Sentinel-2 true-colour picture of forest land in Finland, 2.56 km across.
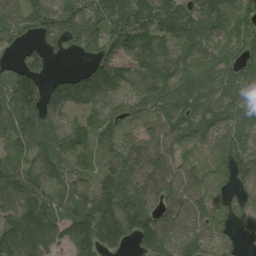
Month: August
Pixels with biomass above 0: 89%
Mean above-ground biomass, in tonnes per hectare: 104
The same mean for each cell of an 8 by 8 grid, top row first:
74 137 170 93 115 131 115 99
47 66 72 107 136 93 93 84
109 82 125 135 92 104 97 97
124 107 58 61 87 108 93 86
81 127 102 74 114 92 68 87
127 83 99 103 121 99 76 73
127 115 127 188 144 95 86 52
213 169 150 140 140 101 74 32
